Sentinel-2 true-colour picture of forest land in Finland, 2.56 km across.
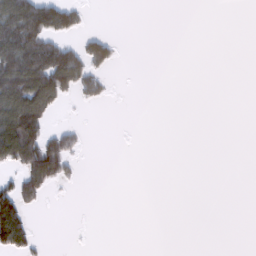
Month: February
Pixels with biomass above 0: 20%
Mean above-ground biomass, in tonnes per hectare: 27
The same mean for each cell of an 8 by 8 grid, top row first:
128 107 28 0 0 0 0 0
138 89 43 34 0 0 0 0
162 146 83 11 0 0 0 0
174 78 1 0 0 0 0 0
147 81 19 0 0 0 0 0
34 73 8 0 0 0 0 0
79 3 0 0 0 0 0 0
73 3 0 0 0 0 0 0
